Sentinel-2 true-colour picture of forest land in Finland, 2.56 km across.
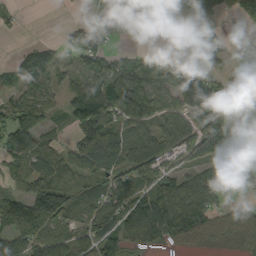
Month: September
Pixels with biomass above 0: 71%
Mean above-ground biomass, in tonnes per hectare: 83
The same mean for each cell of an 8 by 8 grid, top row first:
19 0 1 127 293 149 27 53
8 31 116 44 11 108 112 47
37 33 55 155 160 144 126 78
85 60 113 159 171 81 106 76
93 52 71 90 80 74 100 118
45 110 64 83 91 69 80 26
74 173 64 90 117 129 89 28
84 75 69 111 50 63 43 44
